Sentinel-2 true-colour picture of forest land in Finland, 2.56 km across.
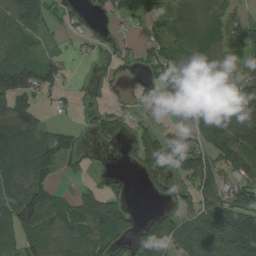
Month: August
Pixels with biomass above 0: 69%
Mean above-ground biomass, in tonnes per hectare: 75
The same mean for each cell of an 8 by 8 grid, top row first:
93 48 39 37 52 59 88 39
72 18 9 32 41 71 91 62
142 66 6 47 38 129 92 107
171 20 21 20 33 39 126 162
118 103 38 20 97 57 82 133
91 65 25 17 58 67 140 71
143 112 99 130 5 69 79 121
75 88 91 77 92 111 95 174
